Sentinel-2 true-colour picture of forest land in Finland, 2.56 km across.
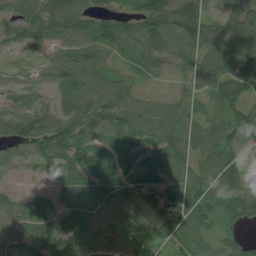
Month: July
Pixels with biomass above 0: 86%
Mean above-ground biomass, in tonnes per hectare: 68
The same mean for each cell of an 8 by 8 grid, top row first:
78 96 78 63 96 112 57 97
34 49 88 88 80 57 77 94
27 41 76 69 27 23 73 103
82 67 107 112 67 58 37 78
75 108 94 73 62 64 66 67
19 42 81 80 59 50 68 56
62 37 81 86 62 79 64 62
65 82 91 72 36 60 41 43
